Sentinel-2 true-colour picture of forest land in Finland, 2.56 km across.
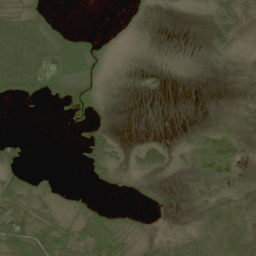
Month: May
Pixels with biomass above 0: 43%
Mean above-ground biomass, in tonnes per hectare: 23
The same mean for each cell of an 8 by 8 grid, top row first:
68 28 0 1 6 2 7 20
90 79 70 13 0 0 3 3
88 84 52 2 3 0 0 1
0 1 25 2 0 0 0 0
16 0 13 26 9 7 41 19
28 9 2 18 13 5 36 13
43 27 20 13 7 1 25 50
63 64 47 69 18 23 51 55
